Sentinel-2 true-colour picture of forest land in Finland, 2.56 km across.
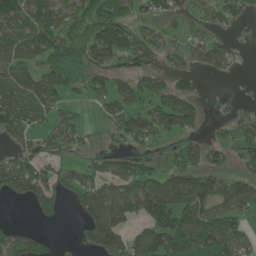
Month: June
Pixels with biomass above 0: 60%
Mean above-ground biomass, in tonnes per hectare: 78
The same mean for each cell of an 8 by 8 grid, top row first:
97 94 86 85 35 50 54 64
105 115 125 134 76 33 78 18
89 90 85 69 50 50 9 6
139 72 29 51 70 127 18 31
62 59 43 22 43 31 52 57
134 81 75 93 105 103 96 53
6 41 79 190 131 178 131 86
74 26 41 145 126 153 162 89
